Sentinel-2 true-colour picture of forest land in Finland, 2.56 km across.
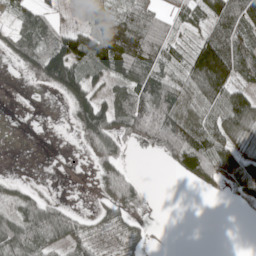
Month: May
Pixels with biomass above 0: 61%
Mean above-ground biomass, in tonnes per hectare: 66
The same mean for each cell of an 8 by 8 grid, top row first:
52 58 17 104 85 48 92 118
95 131 116 153 131 39 128 95
2 124 107 78 113 76 170 71
0 0 87 112 154 132 83 175
0 0 22 83 55 144 120 72
7 1 0 75 7 19 69 118
52 65 8 48 17 0 0 9
110 75 46 14 20 0 0 0
